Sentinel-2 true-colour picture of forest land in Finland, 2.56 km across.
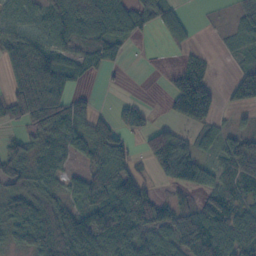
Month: October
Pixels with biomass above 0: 71%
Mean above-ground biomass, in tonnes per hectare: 63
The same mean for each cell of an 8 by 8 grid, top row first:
52 77 96 98 63 32 2 50
93 104 72 52 2 14 5 28
94 159 55 5 0 42 48 63
63 105 50 26 27 47 64 22
32 61 67 86 44 94 34 63
64 71 55 87 31 86 52 60
82 93 57 119 91 53 82 63
46 113 136 105 70 70 99 71
